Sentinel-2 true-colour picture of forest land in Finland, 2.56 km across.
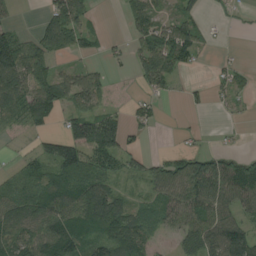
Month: August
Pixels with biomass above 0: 65%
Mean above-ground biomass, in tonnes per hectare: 57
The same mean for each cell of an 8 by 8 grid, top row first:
18 52 65 0 70 47 15 9
117 71 45 17 60 101 11 4
116 76 71 16 52 27 18 24
62 83 66 42 31 1 9 12
11 50 107 100 17 6 8 6
40 69 77 46 44 85 115 108
69 89 103 98 39 72 85 63
104 101 78 90 71 39 100 121
